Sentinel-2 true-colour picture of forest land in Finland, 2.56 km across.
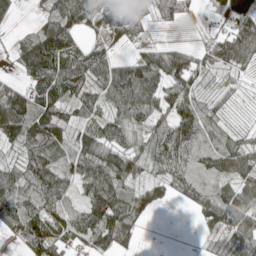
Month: May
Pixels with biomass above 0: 81%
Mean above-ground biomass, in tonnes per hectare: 64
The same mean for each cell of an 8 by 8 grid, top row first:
23 57 79 84 53 48 15 101
40 134 66 37 34 47 42 94
23 94 86 82 114 83 35 18
113 91 37 48 74 63 58 17
53 113 59 74 46 116 74 52
68 105 64 98 37 92 85 79
72 86 55 122 35 7 73 97
28 108 56 70 7 1 21 71
